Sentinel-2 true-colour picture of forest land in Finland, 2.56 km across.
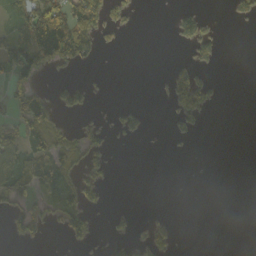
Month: October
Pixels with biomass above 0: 28%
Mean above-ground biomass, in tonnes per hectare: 32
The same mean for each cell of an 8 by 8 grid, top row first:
58 158 106 44 1 35 18 20
88 148 127 12 0 11 47 0
63 7 13 1 0 66 29 0
22 72 43 14 32 56 27 0
66 67 45 21 5 8 0 0
96 70 48 15 0 0 0 0
53 32 77 8 2 0 0 0
18 7 34 24 34 23 0 0
